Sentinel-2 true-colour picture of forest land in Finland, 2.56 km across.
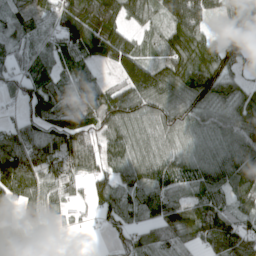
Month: April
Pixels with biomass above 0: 87%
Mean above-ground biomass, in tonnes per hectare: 96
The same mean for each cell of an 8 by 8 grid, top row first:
69 95 191 130 79 132 78 116
52 87 127 171 54 128 107 96
79 90 59 44 148 135 142 56
31 106 113 165 107 109 95 104
103 101 112 90 74 78 68 121
146 87 58 87 109 94 110 127
81 73 27 107 101 100 139 74
91 8 3 46 91 103 106 127
